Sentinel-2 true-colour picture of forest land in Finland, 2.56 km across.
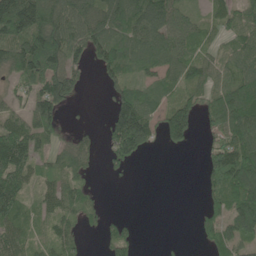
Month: June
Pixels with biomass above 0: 68%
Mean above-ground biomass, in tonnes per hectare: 70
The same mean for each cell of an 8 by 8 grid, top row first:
206 117 111 127 114 82 39 67
111 150 71 132 87 83 34 70
51 114 50 50 47 58 62 87
49 91 2 81 120 120 63 130
128 38 43 91 108 53 39 135
103 38 40 10 0 0 56 149
85 51 52 1 0 0 54 136
62 41 22 47 1 2 44 87
